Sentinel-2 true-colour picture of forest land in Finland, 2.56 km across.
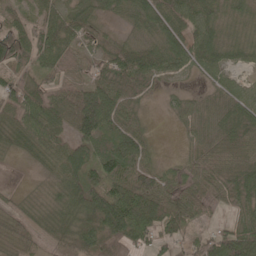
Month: May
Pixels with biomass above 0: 87%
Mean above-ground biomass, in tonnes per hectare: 50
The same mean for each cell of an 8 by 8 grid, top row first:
37 40 40 24 54 70 53 31
97 73 28 33 41 53 63 35
46 31 25 62 61 28 28 24
73 70 96 85 21 21 35 63
37 67 70 58 55 5 35 44
1 23 71 77 68 31 48 45
20 27 69 104 87 66 32 35
54 41 91 93 57 42 36 69
